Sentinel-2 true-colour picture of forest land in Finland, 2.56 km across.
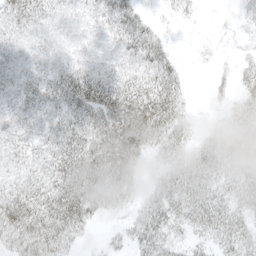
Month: April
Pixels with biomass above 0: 82%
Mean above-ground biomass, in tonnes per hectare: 36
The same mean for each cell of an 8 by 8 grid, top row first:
35 21 14 41 20 13 1 8
17 14 11 16 47 8 4 7
23 31 49 35 37 35 5 25
27 29 50 73 87 49 4 36
26 29 57 74 51 42 40 56
25 39 81 69 16 47 47 51
65 70 68 28 31 44 56 34
45 65 20 9 41 23 26 36
